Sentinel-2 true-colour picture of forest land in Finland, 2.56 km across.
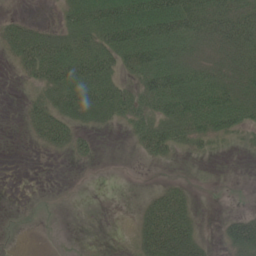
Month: June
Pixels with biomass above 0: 54%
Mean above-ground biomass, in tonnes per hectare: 28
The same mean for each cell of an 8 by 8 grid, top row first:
10 1 40 65 72 65 48 43
35 52 46 53 63 41 35 50
4 40 72 40 46 58 48 39
2 43 47 40 37 57 62 39
0 29 19 0 28 29 16 9
0 0 0 0 0 4 1 0
0 2 0 0 22 50 1 3
0 1 1 0 40 78 13 54
